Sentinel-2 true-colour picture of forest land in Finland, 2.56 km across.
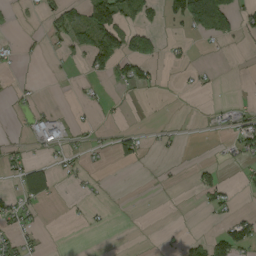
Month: August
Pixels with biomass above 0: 23%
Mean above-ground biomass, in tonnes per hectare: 22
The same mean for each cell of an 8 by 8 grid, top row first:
4 30 50 112 47 46 175 42
10 7 43 93 50 8 2 4
5 1 7 37 38 3 8 0
6 17 5 9 1 1 5 23
12 34 13 22 17 8 2 39
29 49 12 1 1 3 25 8
38 8 7 5 0 0 21 8
32 2 1 2 0 5 44 76
